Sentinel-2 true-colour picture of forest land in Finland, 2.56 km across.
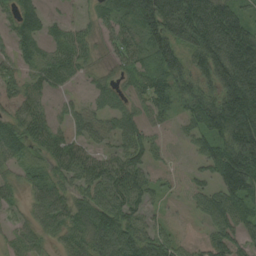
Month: August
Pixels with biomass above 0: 86%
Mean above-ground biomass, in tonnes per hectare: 73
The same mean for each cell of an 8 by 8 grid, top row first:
74 37 15 72 137 157 155 70
54 53 62 40 76 92 145 147
75 58 27 35 63 88 84 181
123 44 37 61 46 42 112 176
91 76 55 42 66 12 69 151
34 51 77 97 58 13 48 155
30 74 73 101 57 8 67 74
37 33 64 116 79 42 45 60
